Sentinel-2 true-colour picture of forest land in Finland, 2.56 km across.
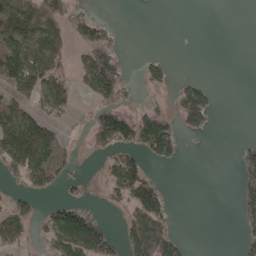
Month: April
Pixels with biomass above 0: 37%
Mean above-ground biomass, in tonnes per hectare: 50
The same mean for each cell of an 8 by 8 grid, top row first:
105 98 43 4 0 0 0 0
119 101 48 66 1 0 0 0
112 100 42 120 27 14 10 0
94 70 15 89 45 47 52 0
184 138 11 95 89 51 2 12
41 97 20 57 80 0 0 31
48 31 52 15 127 8 0 37
51 52 146 56 155 53 0 25
